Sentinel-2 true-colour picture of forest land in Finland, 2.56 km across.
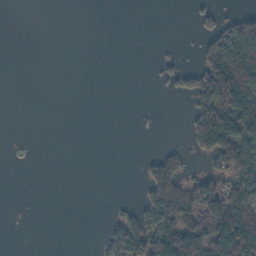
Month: November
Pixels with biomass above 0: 27%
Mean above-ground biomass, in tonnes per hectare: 36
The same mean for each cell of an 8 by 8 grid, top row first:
0 0 0 0 0 0 20 38
0 0 0 0 0 3 60 100
0 0 0 0 0 29 123 139
0 0 0 0 0 0 121 120
1 0 0 0 0 7 87 126
0 0 0 0 31 72 48 108
0 0 0 6 63 123 132 136
0 0 0 66 111 159 145 134
